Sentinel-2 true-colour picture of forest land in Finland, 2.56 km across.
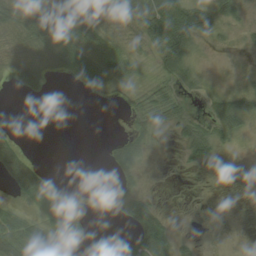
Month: August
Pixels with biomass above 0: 53%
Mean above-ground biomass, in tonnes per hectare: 29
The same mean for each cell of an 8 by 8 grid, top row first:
76 86 88 26 62 94 43 20
23 48 60 28 34 72 6 6
25 20 32 40 10 32 4 4
0 0 0 1 41 36 23 56
25 0 0 14 23 19 71 6
58 22 0 11 12 2 1 0
23 43 30 16 69 1 1 0
86 82 30 23 87 38 1 0
